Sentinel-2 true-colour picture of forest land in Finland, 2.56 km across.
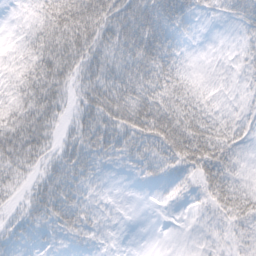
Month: February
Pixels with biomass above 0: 82%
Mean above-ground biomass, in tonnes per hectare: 29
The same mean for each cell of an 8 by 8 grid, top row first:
4 43 69 49 51 43 9 27
12 48 47 43 58 24 1 10
27 49 32 45 53 41 5 8
37 42 28 50 56 54 25 12
55 25 39 39 37 67 56 19
27 26 27 5 13 19 50 13
13 35 28 4 1 4 22 45
16 10 14 2 0 1 10 25
